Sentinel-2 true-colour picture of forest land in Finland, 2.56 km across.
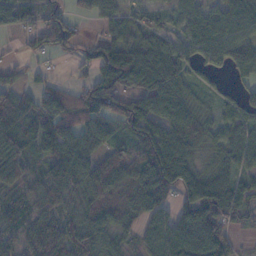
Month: November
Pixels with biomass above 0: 84%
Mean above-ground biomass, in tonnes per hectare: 72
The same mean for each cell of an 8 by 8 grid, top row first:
96 50 26 46 40 44 61 72
11 58 45 105 77 66 74 63
34 20 27 113 108 91 29 28
87 104 80 98 112 85 36 69
83 106 84 57 114 114 55 82
62 70 84 96 93 119 73 57
63 70 66 59 72 60 128 89
47 68 110 57 57 105 136 24
